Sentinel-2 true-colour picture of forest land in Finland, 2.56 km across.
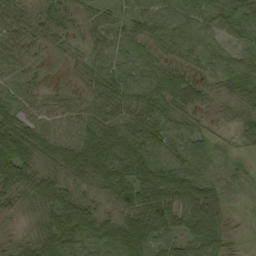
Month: September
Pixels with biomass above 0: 93%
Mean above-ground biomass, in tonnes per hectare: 48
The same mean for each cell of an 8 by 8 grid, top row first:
41 32 25 28 42 36 43 49
46 22 18 42 31 30 27 38
35 12 18 52 43 49 24 60
56 39 44 57 57 49 19 27
50 61 72 80 61 50 34 15
76 47 59 73 74 94 48 27
29 57 69 31 79 94 107 9
25 82 58 62 78 63 95 3
